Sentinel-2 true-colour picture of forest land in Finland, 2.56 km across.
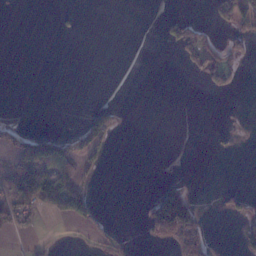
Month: January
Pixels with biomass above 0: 17%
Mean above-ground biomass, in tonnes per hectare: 23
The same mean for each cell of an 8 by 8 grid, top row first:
0 0 1 0 0 16 13 95
0 0 0 0 0 43 59 32
0 0 0 0 0 0 45 19
0 0 5 35 0 0 0 3
58 106 67 33 0 0 2 4
80 96 46 0 0 5 0 0
62 39 74 1 20 135 3 28
6 5 5 40 16 123 43 36
